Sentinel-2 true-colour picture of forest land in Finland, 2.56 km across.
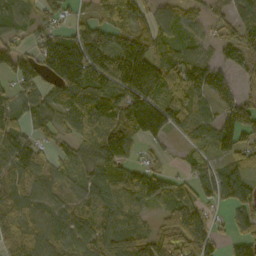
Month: October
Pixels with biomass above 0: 83%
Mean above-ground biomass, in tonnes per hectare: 86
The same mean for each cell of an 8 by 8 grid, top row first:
58 55 36 68 63 56 48 77
63 104 146 127 126 72 37 94
106 80 163 156 174 97 144 34
73 82 124 114 105 78 41 142
102 36 65 153 31 14 70 104
99 67 56 87 103 31 68 88
84 72 54 85 63 100 30 106
84 73 71 91 119 153 94 86
